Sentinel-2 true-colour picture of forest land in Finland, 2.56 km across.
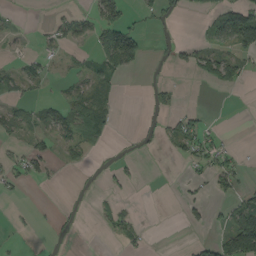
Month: August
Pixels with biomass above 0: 27%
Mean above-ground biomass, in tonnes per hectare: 23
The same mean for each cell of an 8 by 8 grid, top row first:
6 9 26 61 14 20 29 105
4 16 17 120 38 15 30 56
32 20 18 26 3 5 45 33
35 34 60 32 4 20 5 0
14 23 47 8 5 30 29 2
23 19 1 12 2 1 20 27
3 1 1 20 0 2 21 58
3 3 1 10 17 0 20 137
